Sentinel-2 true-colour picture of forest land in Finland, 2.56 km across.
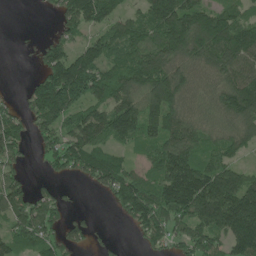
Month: June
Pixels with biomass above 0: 76%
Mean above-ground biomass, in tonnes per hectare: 98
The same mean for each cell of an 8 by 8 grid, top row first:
0 13 153 95 99 174 119 72
2 76 67 97 125 133 135 142
1 136 185 113 151 122 68 123
40 149 92 138 125 108 69 121
76 67 129 76 68 143 77 80
58 31 55 126 55 173 141 97
110 89 15 32 149 160 184 195
84 80 55 19 57 71 119 174
